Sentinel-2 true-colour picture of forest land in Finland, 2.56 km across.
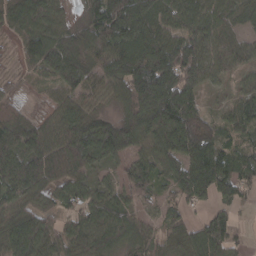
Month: March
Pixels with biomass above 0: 88%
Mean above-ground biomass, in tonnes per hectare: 85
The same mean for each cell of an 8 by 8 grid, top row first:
89 89 36 157 107 88 95 69
32 118 100 106 132 113 81 68
21 52 106 96 185 160 64 33
43 42 87 39 159 197 41 65
109 93 128 138 81 141 88 49
132 98 67 28 76 85 141 71
69 58 74 74 32 44 45 22
106 66 95 88 60 53 126 17
